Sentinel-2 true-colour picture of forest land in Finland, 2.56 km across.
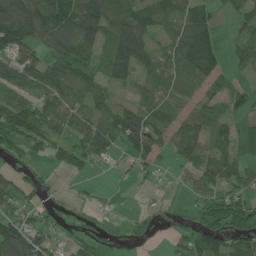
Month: June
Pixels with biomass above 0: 72%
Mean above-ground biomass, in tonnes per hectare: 61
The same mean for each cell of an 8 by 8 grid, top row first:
109 120 125 87 86 65 71 52
94 61 89 76 81 75 123 46
89 88 84 55 42 60 60 23
114 80 67 73 69 39 56 40
61 68 64 72 90 61 55 49
46 16 28 5 21 13 68 64
50 32 11 4 11 7 78 80
112 51 40 20 17 30 105 81
